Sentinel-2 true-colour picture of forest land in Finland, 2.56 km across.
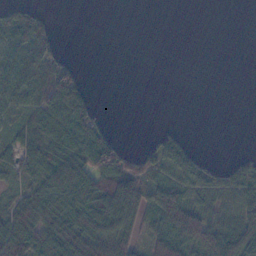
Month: November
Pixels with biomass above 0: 53%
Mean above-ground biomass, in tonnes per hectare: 38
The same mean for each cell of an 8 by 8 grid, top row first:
42 14 0 0 0 0 0 0
41 57 0 0 0 0 0 0
46 60 33 0 0 0 0 0
33 65 71 1 0 0 0 0
45 61 69 51 15 56 0 0
34 62 78 70 57 57 64 58
54 80 67 78 40 107 43 61
95 89 81 60 31 88 94 115
